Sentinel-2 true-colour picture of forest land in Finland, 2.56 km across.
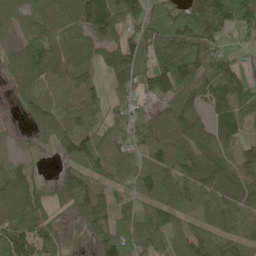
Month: May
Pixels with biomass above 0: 86%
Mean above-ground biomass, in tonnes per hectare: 87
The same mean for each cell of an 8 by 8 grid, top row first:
67 88 130 150 100 94 139 103
66 102 75 97 86 127 89 27
65 75 102 56 79 148 102 106
22 96 103 46 44 108 82 92
35 50 129 84 74 100 99 67
85 14 112 61 63 107 137 95
108 52 80 84 49 99 80 122
111 63 18 137 92 89 104 91
